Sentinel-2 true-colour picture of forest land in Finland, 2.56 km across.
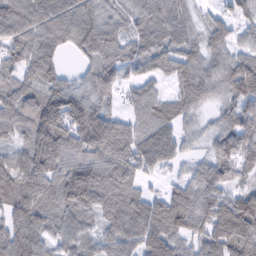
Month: February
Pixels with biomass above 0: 90%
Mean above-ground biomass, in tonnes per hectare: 89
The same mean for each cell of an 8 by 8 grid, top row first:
106 115 105 53 78 96 34 54
79 89 79 84 80 85 78 56
66 80 42 73 65 66 93 139
107 143 139 64 88 74 29 103
55 119 110 110 115 94 37 106
107 97 139 99 54 28 98 42
97 77 116 114 106 126 118 139
103 70 93 86 109 80 99 121
